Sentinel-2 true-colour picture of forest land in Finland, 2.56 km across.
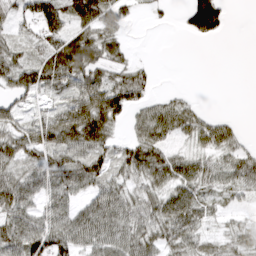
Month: March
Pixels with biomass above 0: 74%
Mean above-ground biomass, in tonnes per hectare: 43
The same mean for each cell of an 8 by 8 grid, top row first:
26 73 67 58 7 8 127 0
32 46 78 39 0 0 1 0
59 62 68 50 35 0 0 0
39 33 102 95 41 53 11 1
61 75 81 38 58 26 42 26
46 48 61 42 47 56 44 48
51 37 39 63 51 69 26 14
59 75 49 57 57 46 26 31
